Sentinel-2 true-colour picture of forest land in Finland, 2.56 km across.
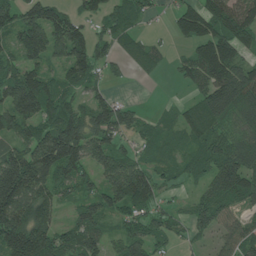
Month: June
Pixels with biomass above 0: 82%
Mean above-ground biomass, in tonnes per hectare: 87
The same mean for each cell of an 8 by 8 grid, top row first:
75 105 46 68 42 67 112 116
72 119 84 60 72 17 129 92
111 81 80 22 15 21 106 163
124 107 87 108 26 43 135 130
70 136 145 85 42 46 92 87
223 116 93 126 119 46 75 143
143 89 71 81 77 27 84 50
172 119 91 44 102 34 32 99
